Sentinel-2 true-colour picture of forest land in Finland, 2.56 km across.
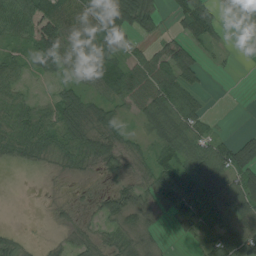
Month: August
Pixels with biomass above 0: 73%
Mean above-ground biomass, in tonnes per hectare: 50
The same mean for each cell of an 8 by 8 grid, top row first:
91 176 84 116 85 34 89 51
24 117 85 76 23 48 26 5
51 27 37 76 65 74 6 1
68 45 84 34 55 89 21 0
61 57 77 62 26 82 60 50
0 5 19 26 28 80 91 64
0 5 12 43 36 57 75 74
20 9 31 36 26 6 46 84
